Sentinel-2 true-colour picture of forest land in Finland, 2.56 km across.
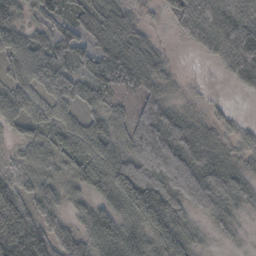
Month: October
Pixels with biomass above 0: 88%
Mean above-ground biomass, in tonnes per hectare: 64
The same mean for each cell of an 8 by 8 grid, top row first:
40 27 61 57 20 88 127 80
50 61 69 77 46 6 58 131
48 52 48 37 58 22 2 48
61 53 40 33 73 43 19 8
33 57 74 56 108 101 48 43
58 50 69 108 113 122 81 51
119 72 48 74 115 72 64 33
181 114 78 95 71 98 17 10
